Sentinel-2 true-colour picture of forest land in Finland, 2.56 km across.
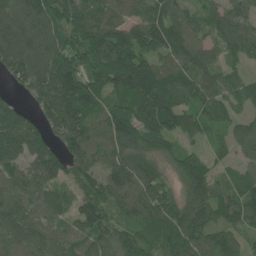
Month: June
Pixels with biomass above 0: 92%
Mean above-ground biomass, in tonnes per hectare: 99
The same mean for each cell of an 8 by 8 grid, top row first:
127 122 114 104 104 92 78 87
119 121 131 169 129 117 77 100
65 132 142 127 152 126 107 81
75 87 123 101 118 132 92 62
102 76 115 122 107 59 55 76
90 92 78 100 119 66 86 54
99 76 97 86 112 88 103 100
99 86 77 81 78 110 91 61
